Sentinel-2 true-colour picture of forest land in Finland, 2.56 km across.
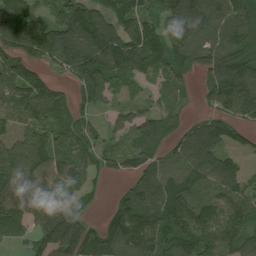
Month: August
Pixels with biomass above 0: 86%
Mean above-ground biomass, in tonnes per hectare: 116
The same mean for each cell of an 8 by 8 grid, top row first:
136 59 187 144 106 149 159 122
119 146 217 170 164 114 119 146
148 77 96 104 53 71 82 171
117 129 70 44 75 54 39 84
104 125 108 52 94 67 122 49
183 133 80 33 102 108 119 87
187 188 72 60 140 165 134 117
57 167 144 151 173 173 129 110
